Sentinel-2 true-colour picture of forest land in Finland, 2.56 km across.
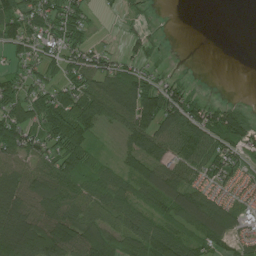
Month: July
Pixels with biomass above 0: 74%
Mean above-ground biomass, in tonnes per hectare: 62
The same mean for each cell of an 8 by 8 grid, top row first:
76 64 57 5 19 0 0 0
45 42 67 17 29 1 0 0
53 42 66 79 66 33 1 0
76 82 98 69 116 109 70 47
89 61 81 8 86 92 84 76
76 87 76 54 79 77 54 41
97 79 83 70 58 95 109 46
129 136 106 74 108 82 73 41
